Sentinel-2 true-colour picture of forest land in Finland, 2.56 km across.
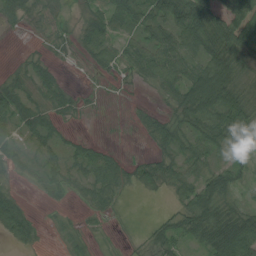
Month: August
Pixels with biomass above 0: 69%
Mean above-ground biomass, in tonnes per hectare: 35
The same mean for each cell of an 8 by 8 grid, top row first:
30 14 13 54 67 83 68 73
1 8 19 37 57 65 69 66
17 33 1 8 20 48 111 44
56 33 11 0 12 35 84 63
22 30 19 7 5 38 50 44
8 19 26 41 35 37 44 33
48 5 7 12 0 19 76 28
23 2 13 1 15 37 59 104
